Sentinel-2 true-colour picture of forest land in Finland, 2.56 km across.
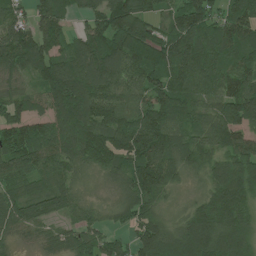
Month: July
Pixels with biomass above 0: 93%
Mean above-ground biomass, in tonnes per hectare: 112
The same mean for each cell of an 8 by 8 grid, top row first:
86 108 44 146 97 102 120 124
174 124 101 144 184 155 126 130
54 128 153 112 102 124 104 109
96 95 191 127 134 129 84 146
120 109 161 141 176 102 86 100
102 94 50 63 159 84 80 188
100 92 56 47 106 32 120 124
35 49 88 61 141 145 175 147
